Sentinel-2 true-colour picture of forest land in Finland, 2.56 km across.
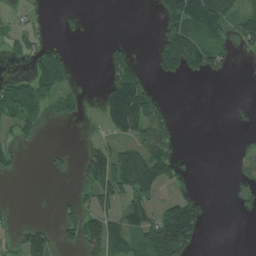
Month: July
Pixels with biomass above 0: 36%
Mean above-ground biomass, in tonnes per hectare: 48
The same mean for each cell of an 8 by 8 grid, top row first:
14 11 7 0 0 108 133 71
34 60 0 38 3 170 106 20
48 104 21 69 61 29 20 1
100 60 40 144 136 13 0 3
37 4 8 48 94 38 0 9
11 8 27 116 141 68 0 22
1 2 53 48 99 112 16 10
9 51 67 76 88 174 3 0
